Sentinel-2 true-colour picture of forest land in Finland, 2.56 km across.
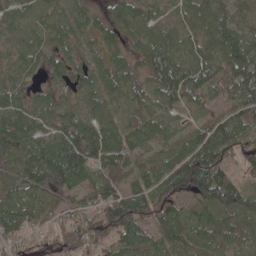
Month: May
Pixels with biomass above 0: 91%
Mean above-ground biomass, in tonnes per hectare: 67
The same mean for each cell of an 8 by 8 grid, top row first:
38 35 42 40 45 38 86 46
45 47 35 45 69 66 71 111
45 31 41 60 63 117 78 119
67 51 42 40 62 37 43 81
60 64 119 90 62 58 104 83
67 102 86 66 65 129 155 58
98 66 53 106 95 63 76 83
55 33 57 74 69 57 68 58
